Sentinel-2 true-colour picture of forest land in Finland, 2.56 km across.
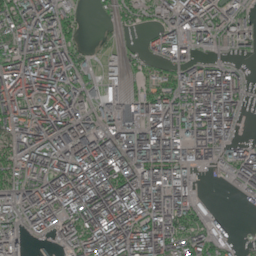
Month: June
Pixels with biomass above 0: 78%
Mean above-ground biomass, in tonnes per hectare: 141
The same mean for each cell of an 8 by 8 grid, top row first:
143 174 55 38 54 136 155 88
143 182 69 31 40 148 54 56
211 212 117 62 60 140 200 79
182 194 145 131 183 192 217 92
127 173 198 181 256 208 183 85
120 173 240 236 221 187 11 117
127 192 207 265 222 181 29 18
82 39 160 231 223 164 136 25
